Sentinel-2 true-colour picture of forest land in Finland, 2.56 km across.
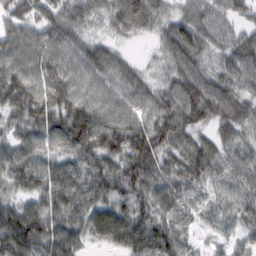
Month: February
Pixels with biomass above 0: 95%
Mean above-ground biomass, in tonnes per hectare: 80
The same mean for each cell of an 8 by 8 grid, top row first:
90 76 72 72 116 59 66 47
87 99 70 38 5 118 70 91
100 90 82 86 49 83 96 87
78 90 119 87 82 120 109 100
61 63 99 98 124 85 66 64
77 83 79 88 113 70 77 70
65 76 92 81 67 52 46 64
129 90 60 68 113 72 23 44
